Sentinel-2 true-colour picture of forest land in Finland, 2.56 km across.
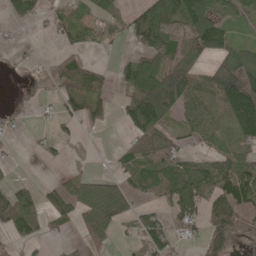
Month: May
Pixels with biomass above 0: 59%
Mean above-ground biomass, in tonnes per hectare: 72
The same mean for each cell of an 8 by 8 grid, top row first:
57 36 47 54 101 154 135 57
15 5 55 20 71 107 135 61
7 62 146 39 128 160 87 195
34 11 96 40 155 85 97 183
11 20 11 6 89 57 43 90
12 4 35 44 105 112 105 114
136 71 83 129 36 67 87 122
57 30 33 37 73 51 87 31
